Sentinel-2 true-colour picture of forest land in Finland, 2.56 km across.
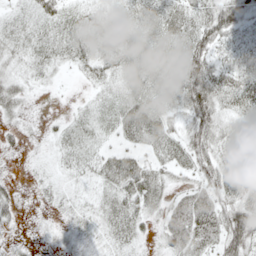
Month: May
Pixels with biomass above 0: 82%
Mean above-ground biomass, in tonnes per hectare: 31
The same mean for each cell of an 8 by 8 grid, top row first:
20 39 31 32 40 43 52 51
27 32 37 35 35 38 62 36
24 13 8 27 36 37 77 47
25 3 11 28 45 27 72 35
11 10 35 14 25 34 55 24
6 11 24 35 39 21 43 53
21 11 16 26 29 25 43 53
11 6 15 17 13 32 30 66
